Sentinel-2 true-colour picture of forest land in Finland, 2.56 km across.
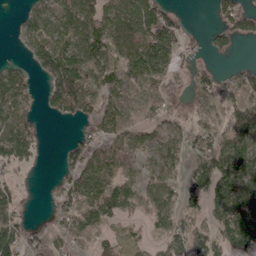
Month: April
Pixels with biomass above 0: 66%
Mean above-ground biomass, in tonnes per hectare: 53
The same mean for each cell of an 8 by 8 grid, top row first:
7 54 94 73 97 30 5 80
6 89 77 53 90 68 36 10
68 66 82 45 65 28 61 53
76 34 67 51 28 32 43 74
88 14 47 56 26 28 59 64
26 5 70 63 32 28 105 84
51 14 64 52 33 47 75 124
82 33 27 19 12 67 64 110
